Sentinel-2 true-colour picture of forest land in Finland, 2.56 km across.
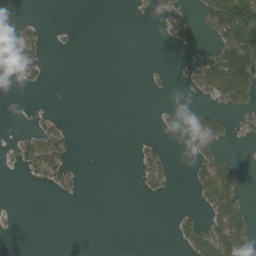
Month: August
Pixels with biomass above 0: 20%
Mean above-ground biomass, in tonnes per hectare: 20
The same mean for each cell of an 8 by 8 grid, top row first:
2 0 0 0 1 20 56 148
25 9 2 0 0 12 11 136
3 4 0 0 1 6 75 142
0 4 0 0 0 6 38 20
16 58 5 0 9 1 32 1
0 25 5 0 21 6 61 28
1 0 0 0 0 6 39 55
0 0 0 0 0 18 72 97
